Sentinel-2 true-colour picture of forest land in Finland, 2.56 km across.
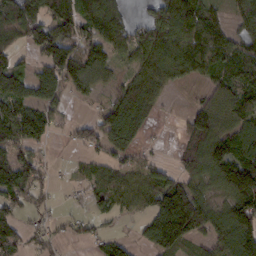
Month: February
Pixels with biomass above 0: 71%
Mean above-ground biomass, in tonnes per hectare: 83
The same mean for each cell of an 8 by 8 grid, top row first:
121 114 115 108 35 160 93 63
58 101 103 80 93 128 148 87
103 128 87 46 99 58 49 105
109 81 3 99 123 5 94 105
95 40 44 83 29 21 136 96
112 35 22 69 72 72 88 192
64 27 14 58 61 187 104 120
70 40 24 53 49 138 66 142
